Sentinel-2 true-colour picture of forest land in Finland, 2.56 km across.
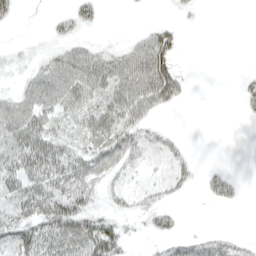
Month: April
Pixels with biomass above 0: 55%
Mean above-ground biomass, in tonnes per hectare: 25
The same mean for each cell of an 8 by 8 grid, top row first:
9 5 25 0 0 4 0 0
4 10 29 14 46 31 0 0
9 48 55 53 65 41 0 8
47 36 32 48 39 5 0 5
50 48 27 51 33 17 0 0
42 50 46 29 20 31 15 6
32 47 45 15 21 11 3 4
46 47 59 57 6 21 29 14
